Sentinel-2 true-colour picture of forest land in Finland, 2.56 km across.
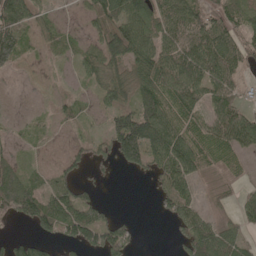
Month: May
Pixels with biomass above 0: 69%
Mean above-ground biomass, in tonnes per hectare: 62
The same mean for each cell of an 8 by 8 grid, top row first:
106 39 28 105 88 90 67 58
103 31 41 127 94 104 116 76
11 20 30 84 86 105 98 49
10 20 37 72 106 93 64 71
24 17 29 82 140 87 83 80
73 35 40 12 23 85 25 30
113 104 98 13 0 70 26 47
43 43 77 91 4 18 99 54
